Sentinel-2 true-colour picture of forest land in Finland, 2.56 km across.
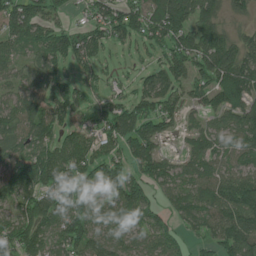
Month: June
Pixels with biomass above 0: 82%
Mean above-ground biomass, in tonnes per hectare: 91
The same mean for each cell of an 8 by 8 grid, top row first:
116 72 25 102 115 159 116 39
55 100 122 54 44 111 143 87
44 75 62 29 57 95 101 147
84 108 57 86 100 58 57 111
88 91 100 85 124 13 74 69
113 143 113 91 90 69 82 72
89 137 128 91 120 67 89 164
127 86 120 94 72 58 66 146
